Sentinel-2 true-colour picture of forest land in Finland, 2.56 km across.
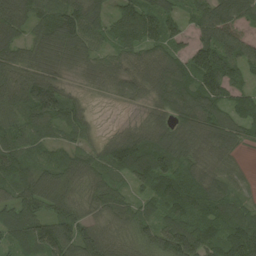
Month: August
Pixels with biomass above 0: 91%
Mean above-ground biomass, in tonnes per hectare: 76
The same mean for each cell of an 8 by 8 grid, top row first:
105 66 97 64 111 56 94 132
80 76 74 55 86 46 116 121
80 86 22 52 78 109 119 56
70 97 51 2 29 79 95 88
68 42 40 73 101 100 88 50
57 68 66 58 99 81 74 29
66 62 48 68 48 91 77 61
56 107 90 58 67 138 110 122
